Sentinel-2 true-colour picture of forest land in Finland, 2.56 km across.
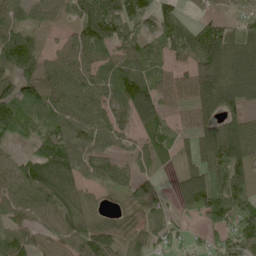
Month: June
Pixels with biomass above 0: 85%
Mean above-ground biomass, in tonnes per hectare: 71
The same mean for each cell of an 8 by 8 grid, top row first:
55 35 70 104 62 48 30 34
92 27 81 65 60 61 130 105
76 71 77 84 98 52 121 108
109 67 66 63 95 50 96 68
26 76 70 45 44 55 113 139
62 111 70 65 36 38 108 106
57 54 79 27 55 40 111 108
66 50 87 71 39 28 32 95
